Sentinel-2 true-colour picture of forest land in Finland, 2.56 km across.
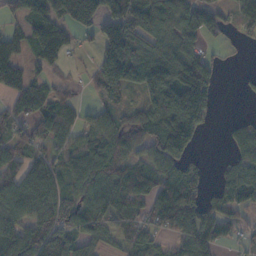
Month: November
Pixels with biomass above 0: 74%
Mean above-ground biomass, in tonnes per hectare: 78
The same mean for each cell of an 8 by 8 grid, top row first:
34 102 107 112 130 110 106 45
68 127 21 148 79 91 30 6
91 66 21 166 122 129 112 9
59 121 59 50 63 165 56 3
85 64 71 95 65 130 2 59
83 84 85 92 73 76 23 95
76 94 79 99 69 125 75 57
87 98 68 37 68 56 110 23
